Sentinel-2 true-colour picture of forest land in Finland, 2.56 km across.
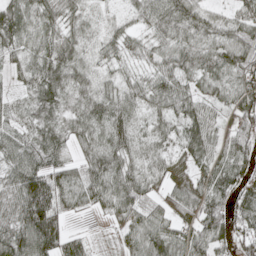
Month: May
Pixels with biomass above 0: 91%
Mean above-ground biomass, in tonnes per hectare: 63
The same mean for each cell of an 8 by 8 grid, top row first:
84 59 45 23 53 82 55 56
46 58 45 38 39 64 63 91
23 66 46 34 42 77 59 70
48 67 56 80 46 71 55 92
68 78 41 79 46 55 78 79
75 100 54 94 60 54 70 71
76 116 38 53 60 59 87 75
93 117 38 7 85 74 83 57
